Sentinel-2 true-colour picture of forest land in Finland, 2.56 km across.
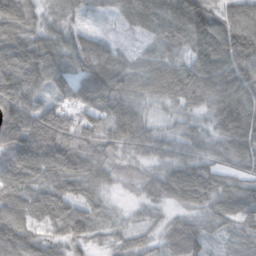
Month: October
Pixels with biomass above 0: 95%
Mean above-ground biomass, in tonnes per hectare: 76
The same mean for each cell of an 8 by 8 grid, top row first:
114 48 37 27 86 83 87 91
100 91 92 48 16 42 121 134
97 101 119 124 58 83 100 116
102 103 81 91 39 37 53 123
117 146 92 64 62 55 51 87
103 97 99 43 41 97 90 60
90 93 67 18 19 43 68 91
93 51 53 33 38 89 60 36
